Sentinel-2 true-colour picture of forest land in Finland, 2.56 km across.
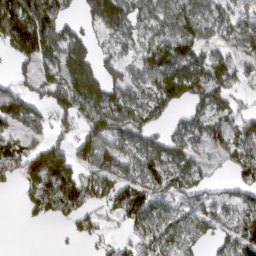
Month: March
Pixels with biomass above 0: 70%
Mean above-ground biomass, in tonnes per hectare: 89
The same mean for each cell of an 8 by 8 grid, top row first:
207 145 55 155 70 99 79 57
114 122 134 49 70 130 69 73
42 102 208 72 87 162 152 54
147 68 105 126 107 52 78 52
97 101 97 94 93 72 67 94
67 184 95 89 104 95 42 69
8 108 113 64 116 63 77 73
0 0 33 17 51 77 47 120
